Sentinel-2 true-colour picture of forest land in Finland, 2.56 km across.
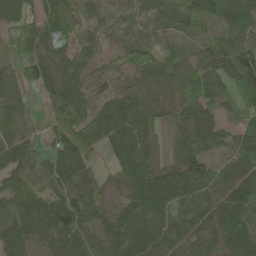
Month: May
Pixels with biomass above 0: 91%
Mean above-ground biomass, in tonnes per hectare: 64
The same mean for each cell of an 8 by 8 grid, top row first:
70 68 30 28 41 37 49 72
40 70 35 26 37 26 45 63
49 89 57 33 55 68 67 69
43 25 58 87 72 60 62 38
71 52 78 81 81 64 90 58
24 66 69 27 115 83 73 85
64 97 79 43 120 86 83 88
65 77 74 64 107 71 79 106
